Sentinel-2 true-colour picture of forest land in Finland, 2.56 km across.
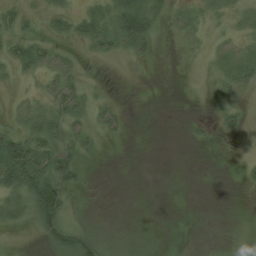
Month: July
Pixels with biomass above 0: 43%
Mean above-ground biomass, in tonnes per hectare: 20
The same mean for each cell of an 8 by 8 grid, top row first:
30 23 27 33 52 20 14 14
33 33 14 26 25 3 13 28
16 33 26 1 2 0 8 31
25 45 44 28 0 0 3 16
68 53 37 3 0 0 6 0
80 72 22 0 0 0 0 7
43 81 5 0 0 0 0 1
0 32 57 15 3 2 0 4
